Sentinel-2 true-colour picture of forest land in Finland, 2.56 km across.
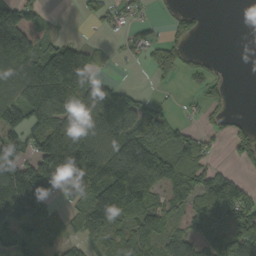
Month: September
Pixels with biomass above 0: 65%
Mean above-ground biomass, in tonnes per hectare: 86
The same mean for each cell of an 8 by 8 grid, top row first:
130 17 20 46 13 21 4 0
229 72 75 11 55 75 2 0
150 217 130 10 2 31 59 0
117 129 125 165 95 18 54 7
100 119 196 141 140 121 40 65
138 143 140 151 183 129 117 38
154 51 69 181 94 49 122 130
92 39 45 87 92 70 87 113
